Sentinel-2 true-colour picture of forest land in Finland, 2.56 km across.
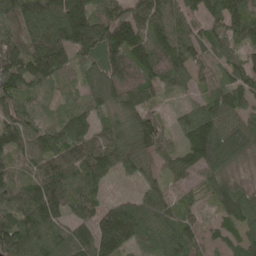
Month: May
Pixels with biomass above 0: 93%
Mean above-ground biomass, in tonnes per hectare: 97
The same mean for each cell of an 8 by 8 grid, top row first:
123 166 153 109 116 106 86 98
107 191 140 167 115 114 83 76
124 85 51 133 113 82 58 94
97 27 73 75 99 31 91 83
97 89 105 100 116 51 162 133
60 108 106 59 63 57 79 47
104 147 82 72 110 73 36 115
148 112 94 132 92 107 33 68
